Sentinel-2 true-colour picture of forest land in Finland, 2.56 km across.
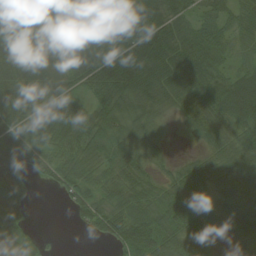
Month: August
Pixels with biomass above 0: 88%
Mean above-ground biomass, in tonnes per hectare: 55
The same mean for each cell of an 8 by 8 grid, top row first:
82 70 95 94 94 50 46 43
70 54 70 86 93 56 72 28
66 44 55 98 60 49 56 53
60 54 48 63 41 18 49 70
60 59 59 46 35 4 30 53
57 28 61 49 39 39 67 57
43 0 49 50 56 67 62 71
46 12 1 50 92 76 60 33
